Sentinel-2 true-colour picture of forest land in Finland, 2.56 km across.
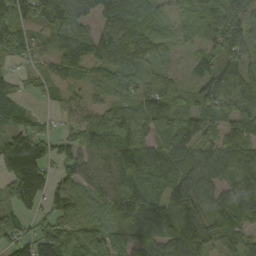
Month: September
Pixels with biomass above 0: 88%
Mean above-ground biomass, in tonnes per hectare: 89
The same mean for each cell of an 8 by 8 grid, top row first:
100 109 112 102 75 63 91 97
83 44 91 114 86 40 62 103
50 52 36 56 77 40 98 98
99 25 59 59 83 83 81 77
143 81 84 90 82 115 96 115
156 79 82 75 143 111 96 101
69 66 83 84 139 131 86 102
74 134 96 103 106 143 88 80
